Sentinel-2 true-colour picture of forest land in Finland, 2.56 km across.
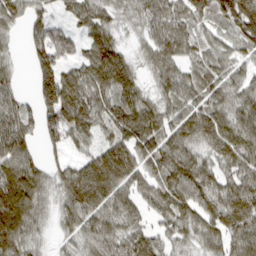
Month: March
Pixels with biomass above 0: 89%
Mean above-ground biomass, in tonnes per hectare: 90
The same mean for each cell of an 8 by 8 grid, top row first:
82 58 94 70 89 105 91 165
18 158 61 104 53 110 59 59
38 132 92 138 44 88 83 62
88 110 125 99 112 74 93 84
125 65 56 104 91 107 82 112
169 71 130 147 80 103 87 92
169 40 111 86 53 99 77 114
116 20 62 81 80 54 70 84
